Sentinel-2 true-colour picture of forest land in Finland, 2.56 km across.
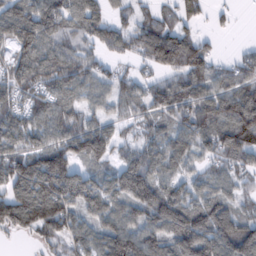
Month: February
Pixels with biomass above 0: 82%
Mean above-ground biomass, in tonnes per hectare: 84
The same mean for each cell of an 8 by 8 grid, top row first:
123 128 107 56 35 53 23 4
103 96 63 53 87 134 38 15
83 83 83 53 38 58 68 67
78 83 64 47 60 80 96 126
90 82 118 90 63 86 82 122
123 156 78 80 122 66 54 56
147 141 77 89 118 126 111 55
13 53 75 121 112 114 131 144
